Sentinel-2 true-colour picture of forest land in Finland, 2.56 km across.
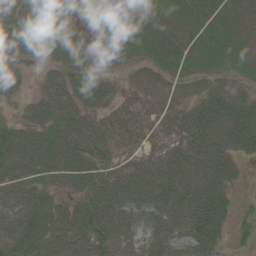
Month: June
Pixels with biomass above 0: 86%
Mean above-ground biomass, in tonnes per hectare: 51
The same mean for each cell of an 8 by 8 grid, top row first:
72 59 24 44 37 52 59 43
69 56 41 52 53 61 52 44
41 40 63 27 42 32 35 23
16 66 66 47 53 48 81 59
80 65 73 54 40 61 79 60
58 46 65 51 60 63 63 16
54 45 51 56 46 59 79 12
53 50 57 60 36 47 52 9
